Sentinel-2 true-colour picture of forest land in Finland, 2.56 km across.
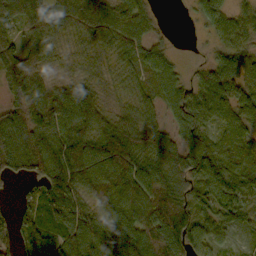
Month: October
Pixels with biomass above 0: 91%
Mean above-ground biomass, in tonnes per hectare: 81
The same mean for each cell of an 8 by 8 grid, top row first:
102 109 108 89 56 0 71 51
99 50 33 63 65 9 19 62
117 43 45 20 51 51 69 108
67 123 142 45 55 64 85 91
121 100 107 110 97 60 74 97
57 136 105 125 122 77 111 106
47 103 87 102 113 132 58 64
82 104 120 117 110 122 62 9
